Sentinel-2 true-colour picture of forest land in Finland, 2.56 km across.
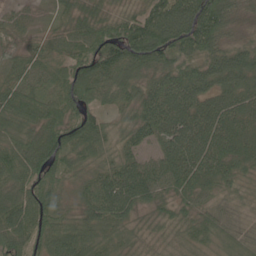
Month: June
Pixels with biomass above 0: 98%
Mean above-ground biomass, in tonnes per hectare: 70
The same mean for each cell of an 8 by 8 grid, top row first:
32 17 55 49 80 131 142 40
41 43 66 92 139 109 86 47
58 51 89 88 72 85 71 79
92 66 74 38 78 96 79 74
88 98 73 48 59 82 88 73
76 71 39 75 95 89 77 51
82 70 43 86 48 51 49 29
68 76 83 56 35 47 52 56
